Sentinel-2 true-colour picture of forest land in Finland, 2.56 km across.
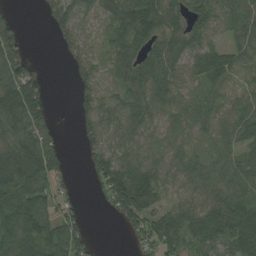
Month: August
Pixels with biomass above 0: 79%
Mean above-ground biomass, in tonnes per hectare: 58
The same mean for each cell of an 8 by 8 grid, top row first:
16 38 59 63 109 44 71 70
68 1 62 54 53 44 71 54
95 15 42 32 72 54 60 17
102 50 45 68 66 42 41 54
68 72 30 69 60 44 37 64
89 70 6 108 114 48 55 59
100 60 24 50 108 51 75 74
92 76 51 0 40 54 60 73
